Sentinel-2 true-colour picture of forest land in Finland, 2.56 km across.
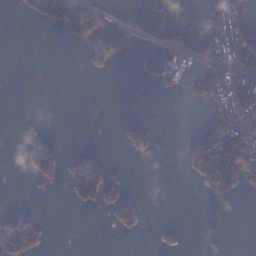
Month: December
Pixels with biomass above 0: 25%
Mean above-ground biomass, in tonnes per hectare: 26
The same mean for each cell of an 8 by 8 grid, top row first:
4 48 74 12 1 1 31 75
0 0 12 47 2 44 52 116
0 0 0 2 1 25 112 101
0 0 0 0 2 0 23 94
0 38 7 1 30 1 86 139
0 61 94 34 0 0 65 78
7 0 18 43 13 0 0 0
74 9 0 0 1 3 0 0
